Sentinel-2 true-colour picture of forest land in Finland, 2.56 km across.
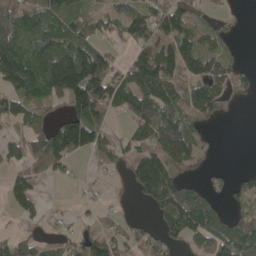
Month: May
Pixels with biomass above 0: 66%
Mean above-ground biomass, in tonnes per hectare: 72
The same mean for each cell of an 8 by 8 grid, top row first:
113 116 72 49 89 90 33 6
120 130 136 37 72 106 63 11
127 171 223 110 134 85 98 42
84 46 130 62 90 84 61 3
53 129 150 57 74 116 26 0
44 45 8 22 118 74 34 22
35 15 12 15 18 130 91 36
50 31 58 69 53 52 88 111
